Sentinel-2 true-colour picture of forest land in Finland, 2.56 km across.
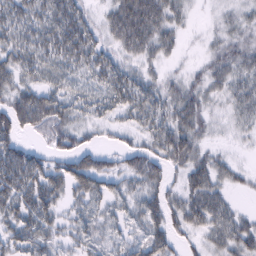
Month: February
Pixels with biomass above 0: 82%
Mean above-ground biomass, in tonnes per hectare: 41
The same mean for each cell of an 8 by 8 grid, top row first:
48 52 48 41 74 29 5 19
49 49 60 33 44 20 16 33
43 30 25 49 35 24 37 36
65 79 31 31 51 51 32 31
45 40 39 15 33 67 23 8
80 67 76 52 58 21 57 19
57 57 33 28 54 39 68 14
45 46 39 28 51 37 31 49
